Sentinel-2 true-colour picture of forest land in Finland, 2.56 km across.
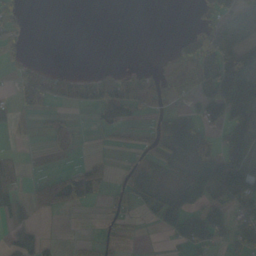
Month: October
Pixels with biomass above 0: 43%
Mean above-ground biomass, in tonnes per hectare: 53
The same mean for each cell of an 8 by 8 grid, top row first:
32 0 0 0 0 0 45 88
26 0 0 0 0 27 121 120
45 83 54 74 51 50 112 211
46 28 12 92 45 71 76 159
9 9 5 8 26 153 53 131
27 21 68 22 94 48 140 158
27 52 25 28 31 102 104 89
49 19 9 23 3 52 88 65
